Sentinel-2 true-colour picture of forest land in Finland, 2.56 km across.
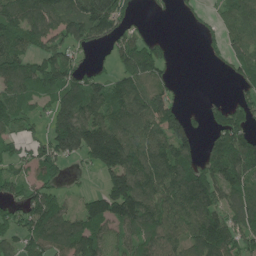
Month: June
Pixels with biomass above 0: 73%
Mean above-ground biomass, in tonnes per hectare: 106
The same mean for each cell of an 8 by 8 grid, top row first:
135 137 157 169 13 12 22 115
115 103 80 59 110 12 21 86
136 130 105 83 113 35 0 57
107 65 153 123 128 84 47 84
69 115 194 234 147 157 60 162
78 84 14 123 157 153 127 169
81 129 60 140 162 141 139 125
82 129 147 85 123 108 175 110
